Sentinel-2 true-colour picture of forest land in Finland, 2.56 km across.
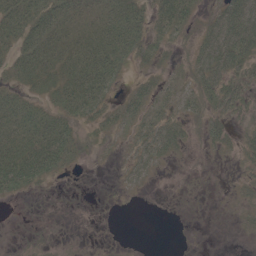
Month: May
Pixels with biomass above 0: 57%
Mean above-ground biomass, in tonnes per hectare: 20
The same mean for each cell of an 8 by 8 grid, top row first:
42 40 24 31 24 50 14 58
30 35 33 39 25 12 38 53
20 28 44 23 18 15 38 28
32 24 30 22 31 21 25 19
43 48 18 7 31 29 17 21
54 26 1 2 13 0 1 9
1 0 0 0 0 0 0 9
0 1 1 0 0 0 0 2
